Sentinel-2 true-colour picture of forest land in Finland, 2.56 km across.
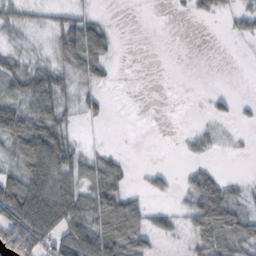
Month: October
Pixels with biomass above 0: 52%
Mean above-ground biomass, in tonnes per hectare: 30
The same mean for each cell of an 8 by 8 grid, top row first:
24 14 20 1 0 2 16 21
12 14 62 25 0 0 0 0
39 49 26 8 0 0 0 0
72 57 22 5 0 0 8 6
52 96 13 2 0 1 14 3
44 69 37 51 5 6 29 5
85 80 58 92 27 11 83 37
110 53 76 103 34 8 57 53
